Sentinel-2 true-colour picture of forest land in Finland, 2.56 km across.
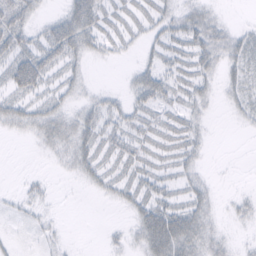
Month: February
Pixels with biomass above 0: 62%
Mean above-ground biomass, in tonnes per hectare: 16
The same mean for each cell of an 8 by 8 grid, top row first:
32 10 36 19 19 19 18 0
29 33 28 13 11 21 29 20
32 23 14 0 23 23 16 17
24 24 19 19 21 18 9 11
1 20 29 22 22 23 7 0
1 4 13 18 22 17 6 0
6 6 0 4 26 26 17 9
5 9 0 6 27 43 24 3
